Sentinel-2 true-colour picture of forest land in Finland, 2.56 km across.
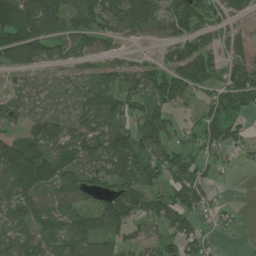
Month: July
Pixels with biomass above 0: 75%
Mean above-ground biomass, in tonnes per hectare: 72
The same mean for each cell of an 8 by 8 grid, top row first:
178 110 76 86 108 106 73 60
156 76 57 33 17 82 73 129
22 23 47 53 80 111 76 122
62 45 62 67 61 42 54 51
103 114 92 93 76 51 66 38
174 102 83 81 71 57 29 3
104 77 69 92 81 83 32 7
74 76 95 59 43 74 26 3
